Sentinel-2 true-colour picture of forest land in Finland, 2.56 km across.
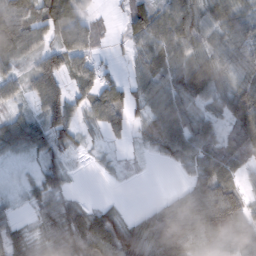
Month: February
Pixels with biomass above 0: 81%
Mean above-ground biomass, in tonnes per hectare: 66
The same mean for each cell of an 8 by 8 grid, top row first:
111 103 63 13 74 89 58 68
98 69 107 17 68 75 61 71
56 96 72 48 68 76 102 67
38 89 52 86 48 75 47 92
67 70 29 18 33 85 84 70
6 56 3 10 4 7 88 44
16 58 60 36 20 67 139 111
64 70 110 120 103 128 101 106
